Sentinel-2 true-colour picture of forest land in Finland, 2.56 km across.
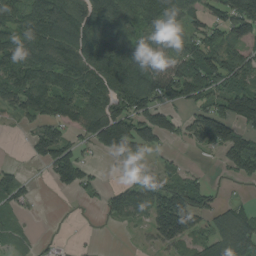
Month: August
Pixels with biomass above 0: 69%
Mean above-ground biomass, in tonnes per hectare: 91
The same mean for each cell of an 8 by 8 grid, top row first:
99 145 102 142 95 72 87 174
123 123 124 146 109 65 122 68
124 128 133 170 159 156 141 96
94 134 124 174 126 58 102 137
2 121 52 146 97 25 92 104
52 38 105 10 60 62 17 49
54 0 4 70 102 197 80 49
46 8 3 0 20 117 80 114
